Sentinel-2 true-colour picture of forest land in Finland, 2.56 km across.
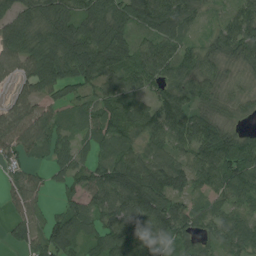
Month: August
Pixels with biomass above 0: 89%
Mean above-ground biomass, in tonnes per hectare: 72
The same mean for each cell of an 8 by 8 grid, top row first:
89 80 83 123 118 104 23 73
88 100 122 119 56 71 43 82
42 96 84 74 74 60 58 24
63 57 33 66 72 102 53 28
80 64 41 63 63 78 118 83
32 29 63 104 109 95 88 102
41 21 62 88 102 71 52 56
33 78 64 100 100 74 50 72
